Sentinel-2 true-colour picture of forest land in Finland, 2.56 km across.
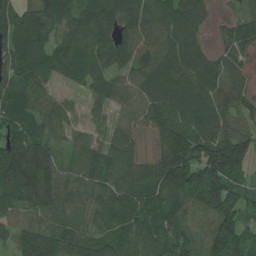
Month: July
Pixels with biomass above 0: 92%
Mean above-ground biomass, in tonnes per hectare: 115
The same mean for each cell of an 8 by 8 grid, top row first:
179 181 115 140 120 132 54 47
173 102 115 118 92 127 60 80
112 66 96 82 93 119 131 66
144 84 34 55 99 128 141 95
179 120 57 88 67 195 170 142
176 193 83 111 100 237 190 118
82 128 69 99 109 121 128 128
99 153 104 93 116 129 109 119
